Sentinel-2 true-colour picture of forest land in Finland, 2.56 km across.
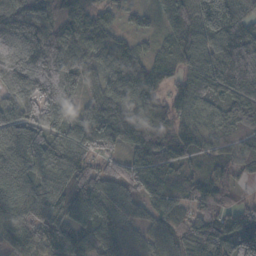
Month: October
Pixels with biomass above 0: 96%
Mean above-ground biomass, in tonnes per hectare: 91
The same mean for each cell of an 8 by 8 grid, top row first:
86 77 82 43 34 111 171 103
91 132 104 91 39 88 117 131
99 101 77 92 112 48 112 135
94 68 67 108 112 65 64 92
117 104 99 72 113 93 72 82
108 116 96 69 125 63 55 49
102 129 109 108 59 52 65 45
116 90 104 101 56 66 122 117
